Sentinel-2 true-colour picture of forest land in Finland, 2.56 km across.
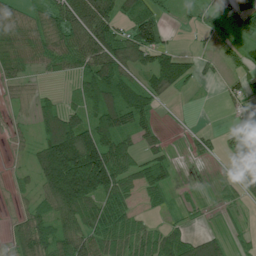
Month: July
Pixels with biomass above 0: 69%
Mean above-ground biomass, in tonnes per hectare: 56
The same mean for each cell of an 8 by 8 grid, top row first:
35 56 106 70 65 9 13 40
57 61 95 107 104 21 8 17
44 12 67 128 46 92 9 31
16 57 60 116 69 1 0 32
10 104 185 94 36 4 16 74
14 119 261 142 54 11 2 37
11 57 117 67 16 15 5 11
49 93 79 63 53 64 50 12
